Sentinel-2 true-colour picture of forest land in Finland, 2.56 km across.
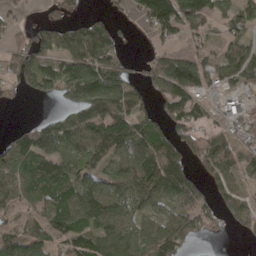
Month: April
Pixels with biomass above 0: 73%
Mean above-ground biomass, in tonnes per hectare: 86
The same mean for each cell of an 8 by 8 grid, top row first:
27 34 34 28 87 171 77 55
67 91 131 93 7 45 42 70
73 89 164 120 54 169 82 74
2 11 103 130 72 83 43 48
111 121 131 143 127 100 82 60
101 126 104 74 146 143 65 72
71 89 126 125 81 93 67 72
127 100 109 124 80 130 24 13
